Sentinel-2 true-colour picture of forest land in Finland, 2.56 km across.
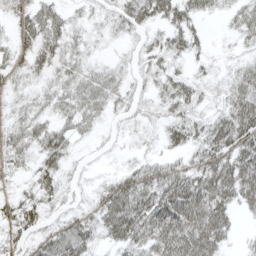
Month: April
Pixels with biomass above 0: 81%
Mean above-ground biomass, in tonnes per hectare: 31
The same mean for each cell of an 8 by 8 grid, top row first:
27 45 14 23 46 46 21 19
25 35 20 7 24 34 14 11
14 20 36 29 17 35 18 24
16 23 36 18 14 30 20 61
27 42 11 6 8 27 46 59
11 32 9 15 36 44 60 79
26 21 17 51 62 73 73 36
20 30 45 30 45 66 66 9
